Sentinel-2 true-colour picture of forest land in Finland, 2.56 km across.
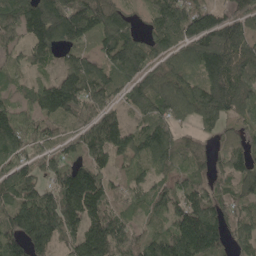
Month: May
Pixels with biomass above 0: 87%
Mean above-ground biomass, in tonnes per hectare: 119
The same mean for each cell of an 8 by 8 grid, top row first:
135 182 164 120 52 183 119 92
74 120 69 117 105 96 171 162
45 68 177 91 96 98 135 132
112 125 127 96 82 106 141 86
121 83 105 178 119 83 54 69
116 97 212 92 65 61 84 113
152 199 234 111 79 108 147 95
134 159 162 182 99 163 180 87
